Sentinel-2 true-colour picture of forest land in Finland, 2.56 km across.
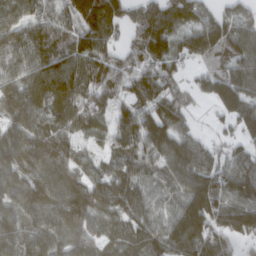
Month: March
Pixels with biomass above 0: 92%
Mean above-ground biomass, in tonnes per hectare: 108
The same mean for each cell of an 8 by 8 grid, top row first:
87 80 155 146 147 112 89 111
113 113 116 81 109 77 122 111
87 126 100 110 117 76 74 110
121 110 100 68 109 127 18 93
140 127 47 67 107 159 74 81
126 117 92 107 77 125 171 135
107 129 140 104 93 95 172 125
110 115 118 67 105 141 153 82
